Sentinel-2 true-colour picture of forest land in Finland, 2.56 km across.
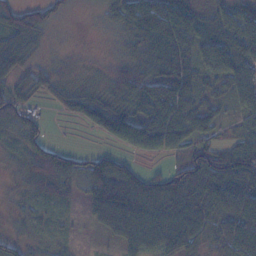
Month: November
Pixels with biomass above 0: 84%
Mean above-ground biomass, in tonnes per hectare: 51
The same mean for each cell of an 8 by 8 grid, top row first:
68 45 8 43 85 83 30 49
74 20 7 14 69 89 45 65
52 36 21 39 75 88 32 57
64 10 49 91 69 81 41 33
26 36 3 26 67 62 54 46
13 73 58 114 45 57 106 73
18 19 12 104 71 85 76 83
29 21 6 19 55 64 41 91
